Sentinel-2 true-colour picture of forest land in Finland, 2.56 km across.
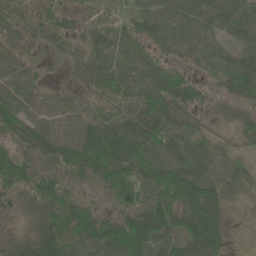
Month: June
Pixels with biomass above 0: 93%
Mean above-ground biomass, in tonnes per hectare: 48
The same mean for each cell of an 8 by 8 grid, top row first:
41 32 25 28 42 36 43 49
46 22 18 42 31 30 27 38
35 12 18 52 43 49 24 60
56 39 44 57 57 49 19 27
50 61 72 80 61 50 34 15
76 47 59 73 74 94 48 27
29 57 69 31 79 94 107 9
25 82 58 62 78 63 95 3
